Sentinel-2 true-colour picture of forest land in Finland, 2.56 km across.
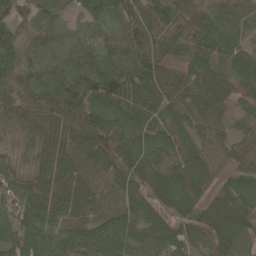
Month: May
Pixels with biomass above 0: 98%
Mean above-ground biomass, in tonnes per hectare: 70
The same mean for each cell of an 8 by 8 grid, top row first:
41 51 36 60 87 84 77 73
56 52 53 48 93 84 88 66
57 62 80 93 101 107 79 70
67 74 101 85 93 70 72 40
27 49 91 106 78 73 45 33
44 53 90 82 81 62 57 57
55 72 83 61 77 67 69 76
78 78 77 91 74 67 70 81
